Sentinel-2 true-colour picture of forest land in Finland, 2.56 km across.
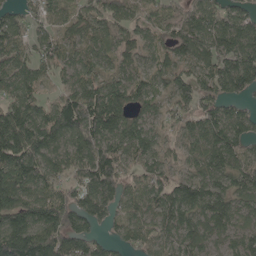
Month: May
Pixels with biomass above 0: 87%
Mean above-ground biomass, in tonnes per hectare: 98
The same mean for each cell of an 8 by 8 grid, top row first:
46 60 62 75 57 72 108 89
71 72 75 78 68 110 100 117
92 37 93 75 70 91 82 117
126 92 187 167 67 63 81 56
167 130 141 111 102 49 109 92
172 113 82 126 70 69 105 113
159 159 95 71 81 121 156 84
191 179 94 36 67 85 86 80
